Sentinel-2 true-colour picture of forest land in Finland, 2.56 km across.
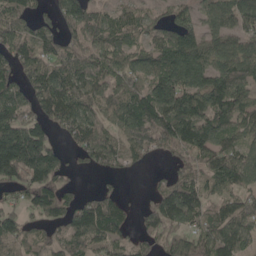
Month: May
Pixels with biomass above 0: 81%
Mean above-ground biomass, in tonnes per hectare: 99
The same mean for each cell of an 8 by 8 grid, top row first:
109 53 124 67 62 70 67 124
90 93 86 108 84 143 99 93
93 130 113 108 99 143 108 115
112 114 103 96 170 174 139 114
233 121 89 82 90 107 124 97
107 147 11 33 6 60 89 118
66 119 91 91 39 143 74 93
94 62 85 84 68 96 93 123
